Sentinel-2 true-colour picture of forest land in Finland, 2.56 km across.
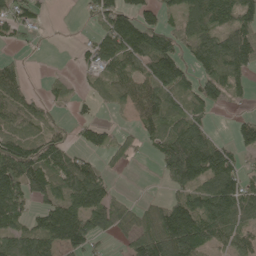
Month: May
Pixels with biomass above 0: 68%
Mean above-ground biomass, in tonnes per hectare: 70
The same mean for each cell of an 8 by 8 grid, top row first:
71 12 6 103 71 45 92 90
15 2 18 105 112 80 104 122
69 15 15 58 70 89 89 52
64 29 20 13 65 54 45 15
86 83 37 63 30 124 97 58
142 94 121 29 0 101 103 76
87 80 125 104 42 113 112 90
93 88 110 22 108 145 67 58
